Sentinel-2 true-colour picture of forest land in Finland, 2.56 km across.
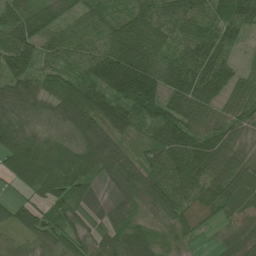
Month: July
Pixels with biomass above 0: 92%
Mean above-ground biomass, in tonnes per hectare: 77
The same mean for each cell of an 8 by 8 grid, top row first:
70 59 48 63 73 76 65 80
100 60 59 94 102 57 92 33
84 64 79 141 144 109 119 61
63 52 114 101 105 100 72 66
84 78 88 88 46 95 91 52
82 133 86 69 87 85 80 84
65 72 55 44 53 79 58 64
42 78 68 68 84 38 14 80
